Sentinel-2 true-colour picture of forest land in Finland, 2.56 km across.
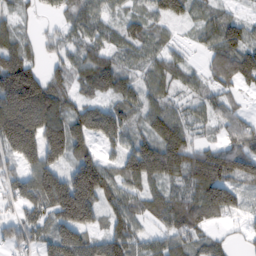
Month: February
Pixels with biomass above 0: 85%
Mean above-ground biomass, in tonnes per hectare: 96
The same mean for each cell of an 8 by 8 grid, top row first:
47 18 80 45 65 73 71 48
107 40 72 69 77 35 70 142
211 95 79 114 62 71 64 103
210 164 97 122 88 71 58 53
180 171 98 67 103 150 53 99
72 126 160 91 130 90 168 104
70 120 214 86 76 110 138 63
87 103 135 118 61 90 69 22
